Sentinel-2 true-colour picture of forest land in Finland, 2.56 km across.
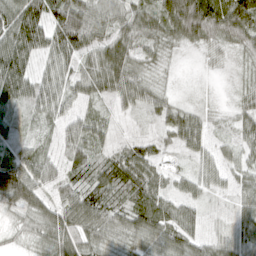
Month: April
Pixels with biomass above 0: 90%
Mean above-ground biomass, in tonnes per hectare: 49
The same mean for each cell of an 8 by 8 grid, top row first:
87 71 87 49 51 92 94 90
87 59 67 60 43 25 34 40
93 55 46 60 39 6 5 15
40 47 31 22 28 47 19 34
29 18 57 25 32 31 33 36
91 50 43 73 68 24 40 32
47 44 79 66 73 50 17 33
16 56 61 44 59 64 40 56
